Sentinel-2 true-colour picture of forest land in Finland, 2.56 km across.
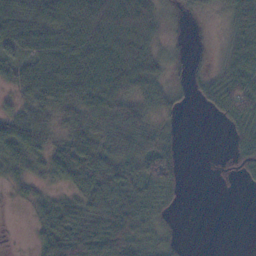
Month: November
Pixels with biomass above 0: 74%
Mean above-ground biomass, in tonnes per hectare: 47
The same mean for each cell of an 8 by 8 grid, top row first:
64 74 99 81 66 5 8 64
52 68 79 91 74 8 4 57
46 86 90 106 83 13 29 72
34 43 50 65 42 22 13 61
65 33 49 52 56 29 0 50
28 29 58 62 68 42 3 32
3 30 50 78 67 14 0 0
0 53 80 131 58 19 0 0
